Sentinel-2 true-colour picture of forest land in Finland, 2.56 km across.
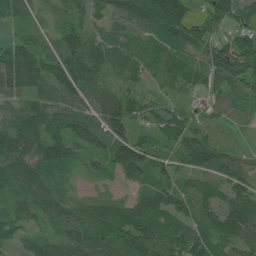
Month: June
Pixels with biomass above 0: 91%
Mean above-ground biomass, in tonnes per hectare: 88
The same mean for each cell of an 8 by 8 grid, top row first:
101 35 45 51 133 178 101 90
108 66 150 77 59 93 98 119
132 116 156 59 43 65 45 89
89 109 106 125 75 61 33 41
133 143 96 128 85 79 98 20
131 91 35 56 85 70 74 91
75 96 70 70 84 84 64 120
55 69 104 98 121 93 85 94
